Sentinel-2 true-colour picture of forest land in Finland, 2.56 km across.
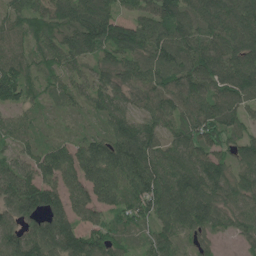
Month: June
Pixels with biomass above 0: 94%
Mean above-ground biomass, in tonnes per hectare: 99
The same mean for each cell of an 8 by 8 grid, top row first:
81 96 128 106 86 125 116 130
70 87 111 128 110 122 105 127
130 53 66 90 102 108 115 130
70 30 43 94 72 92 105 83
72 51 68 114 120 89 102 103
117 92 98 128 140 133 130 98
128 124 80 79 101 146 125 85
116 138 124 90 56 87 49 41
